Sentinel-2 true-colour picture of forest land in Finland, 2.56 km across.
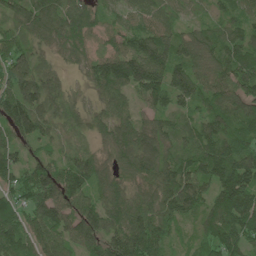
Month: June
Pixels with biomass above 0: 94%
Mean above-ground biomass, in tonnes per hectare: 97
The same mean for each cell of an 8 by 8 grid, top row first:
86 125 103 52 75 51 47 77
104 41 66 56 148 112 97 109
130 79 17 132 175 130 99 142
146 82 34 77 55 79 98 98
72 53 25 98 112 70 114 97
83 125 121 84 99 113 87 139
95 133 104 109 95 101 97 158
146 114 104 117 154 48 94 116
